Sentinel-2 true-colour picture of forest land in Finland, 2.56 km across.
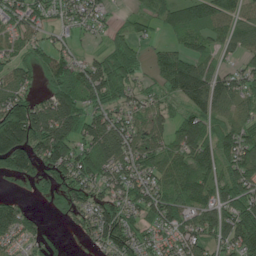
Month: June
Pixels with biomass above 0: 79%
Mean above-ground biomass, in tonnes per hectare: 88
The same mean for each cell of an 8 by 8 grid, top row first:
82 59 81 25 48 90 114 71
52 61 23 59 31 56 63 73
77 56 104 133 31 137 111 74
154 122 111 83 75 48 106 70
186 162 110 138 93 85 107 127
74 69 124 92 103 110 108 111
73 18 72 112 109 118 103 128
63 33 19 120 70 87 91 146
